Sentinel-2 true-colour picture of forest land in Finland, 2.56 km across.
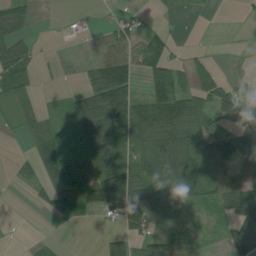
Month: July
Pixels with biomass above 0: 58%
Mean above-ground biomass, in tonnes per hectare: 51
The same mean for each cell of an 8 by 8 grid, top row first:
68 0 8 10 7 6 1 3
61 1 0 31 53 13 7 2
62 4 11 128 50 79 60 16
47 22 78 159 98 113 76 78
2 65 55 105 65 109 89 76
13 68 82 120 66 89 77 72
0 28 70 87 84 59 28 119
1 12 0 54 58 46 16 104
